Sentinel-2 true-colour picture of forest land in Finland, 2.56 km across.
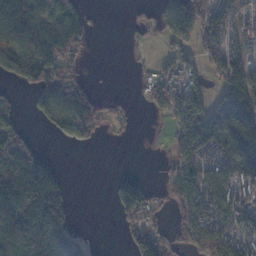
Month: November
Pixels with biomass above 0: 59%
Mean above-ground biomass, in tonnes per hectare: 87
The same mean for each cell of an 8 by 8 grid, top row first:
247 90 58 0 18 142 79 65
139 130 44 0 10 51 77 67
55 106 42 1 18 78 44 144
27 78 139 42 8 124 138 170
111 3 31 4 1 92 158 202
218 148 0 19 12 107 115 140
214 210 2 31 96 76 135 115
209 204 58 0 109 45 135 114
